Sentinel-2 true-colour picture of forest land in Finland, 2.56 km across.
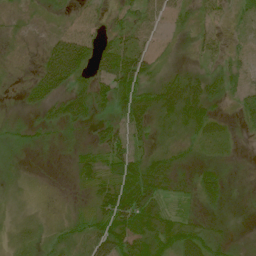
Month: July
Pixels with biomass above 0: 85%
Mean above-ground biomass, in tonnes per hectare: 34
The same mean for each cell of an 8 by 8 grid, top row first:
10 8 24 25 35 27 21 21
7 44 83 54 33 11 29 16
8 83 43 78 52 42 47 30
9 29 71 40 58 66 41 34
16 10 15 72 29 26 20 13
9 3 23 43 71 31 42 14
11 7 11 81 80 17 25 11
25 23 35 84 66 53 47 14
